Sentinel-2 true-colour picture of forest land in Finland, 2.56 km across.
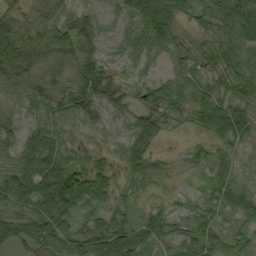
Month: September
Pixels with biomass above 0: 90%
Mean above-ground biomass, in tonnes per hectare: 46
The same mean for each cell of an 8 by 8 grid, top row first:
27 35 36 23 73 52 47 76
63 56 61 26 50 37 28 51
44 38 60 45 26 45 49 48
26 49 52 36 49 44 74 60
38 74 25 21 49 4 29 34
63 98 65 40 49 14 35 19
55 93 51 50 21 20 31 37
45 57 64 104 59 40 41 34
